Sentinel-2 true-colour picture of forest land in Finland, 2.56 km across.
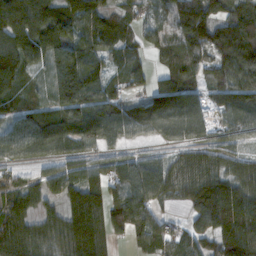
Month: November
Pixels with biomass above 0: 87%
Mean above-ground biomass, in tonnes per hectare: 96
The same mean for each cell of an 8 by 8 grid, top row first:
163 144 129 65 78 92 129 115
137 151 103 81 61 79 91 157
101 65 168 73 49 93 68 124
82 78 118 100 98 144 58 115
114 130 78 61 35 62 82 58
44 72 78 87 133 100 117 90
122 50 134 103 111 21 119 120
132 83 144 55 54 58 59 123
